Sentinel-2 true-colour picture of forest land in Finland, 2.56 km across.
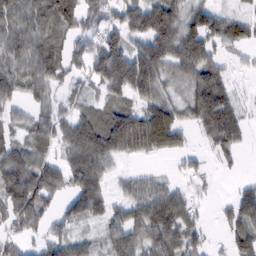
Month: February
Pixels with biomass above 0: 76%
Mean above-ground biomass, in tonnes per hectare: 67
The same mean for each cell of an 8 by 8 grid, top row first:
74 80 89 51 117 83 79 36
70 80 34 132 91 108 86 44
68 71 30 119 117 57 109 8
33 53 48 68 76 62 125 43
52 48 110 97 80 56 32 39
111 102 107 37 28 17 20 11
89 57 79 46 82 75 14 72
37 51 51 66 77 86 30 63
